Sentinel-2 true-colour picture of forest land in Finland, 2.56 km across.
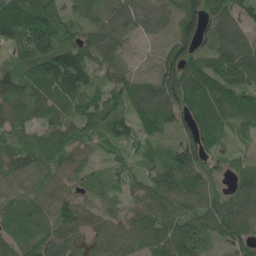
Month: May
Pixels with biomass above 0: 93%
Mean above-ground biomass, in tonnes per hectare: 84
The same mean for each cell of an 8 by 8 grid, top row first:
134 135 60 65 73 87 144 85
97 126 109 70 8 104 93 123
64 112 86 69 37 124 104 113
74 87 100 79 86 110 98 106
77 83 72 45 40 69 107 29
86 74 61 38 71 122 68 57
87 70 82 48 91 84 90 94
78 90 56 94 118 127 67 68
